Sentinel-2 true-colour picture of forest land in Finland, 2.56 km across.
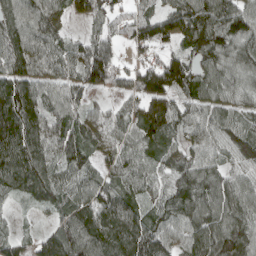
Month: April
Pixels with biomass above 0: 92%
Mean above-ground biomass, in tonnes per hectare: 94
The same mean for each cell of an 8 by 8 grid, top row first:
91 98 53 90 86 106 121 121
108 105 69 70 73 59 119 94
112 88 88 99 89 114 90 73
161 93 66 50 89 86 76 69
151 107 94 83 100 59 75 94
129 97 83 74 90 94 85 66
21 53 99 127 76 101 108 109
69 124 141 108 143 88 124 116
